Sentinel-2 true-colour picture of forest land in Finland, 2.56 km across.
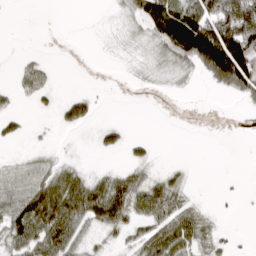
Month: March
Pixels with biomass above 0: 50%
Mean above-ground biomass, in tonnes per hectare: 39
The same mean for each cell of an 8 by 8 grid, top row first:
0 0 0 4 55 79 109 218
1 1 0 5 10 79 217 182
16 22 0 1 9 12 43 135
14 8 56 1 0 0 0 8
10 4 2 25 18 0 0 2
37 45 31 40 33 18 0 2
86 119 100 109 65 65 10 5
62 97 39 14 57 89 38 4
